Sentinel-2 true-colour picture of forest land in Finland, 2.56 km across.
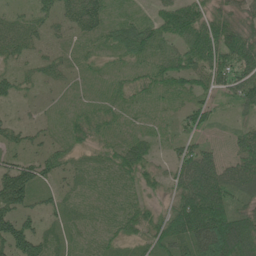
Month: June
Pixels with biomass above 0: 85%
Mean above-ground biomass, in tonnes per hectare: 47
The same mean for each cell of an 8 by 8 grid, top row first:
20 29 77 28 20 91 58 42
38 22 15 38 65 46 91 102
29 22 13 18 35 55 62 84
9 11 21 25 16 24 48 27
38 31 26 32 38 28 20 44
101 39 17 22 43 46 101 82
85 27 18 15 39 64 134 45
120 45 14 24 44 79 155 132
